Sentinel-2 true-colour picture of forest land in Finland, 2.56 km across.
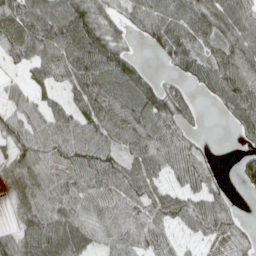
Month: April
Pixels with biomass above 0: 83%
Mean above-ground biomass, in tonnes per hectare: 67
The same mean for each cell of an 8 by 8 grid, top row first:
94 95 100 56 75 68 99 90
67 91 108 95 15 101 69 87
14 57 86 111 67 38 80 111
48 63 79 103 99 93 10 95
69 71 82 67 80 70 11 24
65 50 55 80 81 43 50 41
43 73 47 72 69 67 69 14
66 111 72 45 59 28 30 39
